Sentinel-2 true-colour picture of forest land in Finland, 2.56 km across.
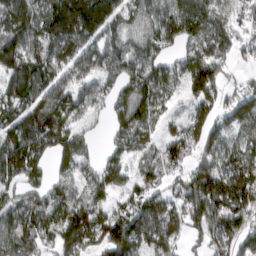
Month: March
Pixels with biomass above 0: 83%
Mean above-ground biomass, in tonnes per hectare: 112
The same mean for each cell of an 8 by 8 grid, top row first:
123 178 249 130 87 187 140 64
146 111 120 105 127 85 155 69
142 108 100 100 156 100 169 29
73 129 66 79 109 23 115 126
127 121 83 57 75 104 95 97
92 90 102 120 73 67 141 142
74 125 130 85 138 99 168 147
104 87 156 172 122 97 88 106
